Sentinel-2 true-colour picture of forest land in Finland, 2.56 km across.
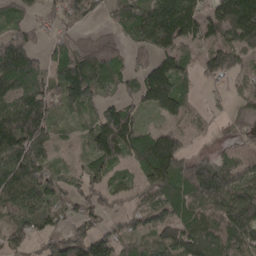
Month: April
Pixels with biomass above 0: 80%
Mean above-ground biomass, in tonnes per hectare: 91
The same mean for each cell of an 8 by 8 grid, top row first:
51 49 93 51 129 191 86 166
137 43 97 71 85 107 95 108
138 82 187 63 102 117 41 51
122 95 48 97 51 78 32 44
137 81 27 161 115 88 9 45
138 71 57 54 69 124 136 84
106 115 66 37 72 101 109 127
74 67 135 95 56 120 134 95
